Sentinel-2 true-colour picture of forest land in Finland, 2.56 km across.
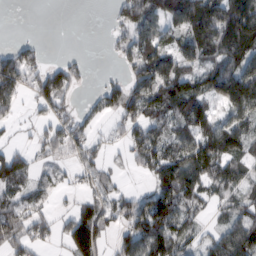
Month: February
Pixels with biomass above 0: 68%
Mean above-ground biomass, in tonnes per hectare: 80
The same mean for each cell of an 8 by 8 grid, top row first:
0 0 0 27 120 102 184 205
49 10 2 24 106 75 128 154
112 114 39 23 112 135 97 164
42 55 38 59 102 93 81 134
24 77 65 30 98 82 123 93
96 27 39 33 31 174 121 78
82 31 62 61 99 121 46 68
101 48 150 48 134 117 44 125
